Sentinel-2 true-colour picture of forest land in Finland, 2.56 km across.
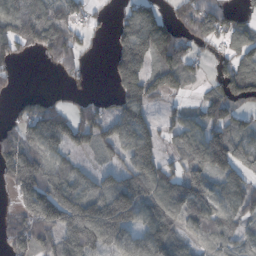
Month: October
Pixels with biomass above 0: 72%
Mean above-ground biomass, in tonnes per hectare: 88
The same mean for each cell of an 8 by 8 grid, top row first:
98 95 51 24 132 54 115 38
55 90 53 63 193 147 33 83
14 1 23 57 130 38 31 129
21 104 68 64 87 35 81 56
134 115 82 113 63 72 152 101
139 124 74 73 127 86 109 79
46 177 172 206 112 113 86 77
76 89 178 122 85 104 52 60
